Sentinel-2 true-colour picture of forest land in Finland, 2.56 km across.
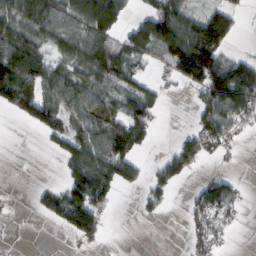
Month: February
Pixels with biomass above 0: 55%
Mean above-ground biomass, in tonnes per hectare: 56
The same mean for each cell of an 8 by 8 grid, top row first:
71 95 117 95 49 114 65 28
92 45 79 78 78 124 143 6
138 81 58 57 32 43 113 139
62 114 75 54 76 0 54 97
0 22 84 106 42 42 63 11
0 1 90 101 37 65 29 15
2 60 114 24 19 2 82 31
1 1 36 2 0 0 58 1
